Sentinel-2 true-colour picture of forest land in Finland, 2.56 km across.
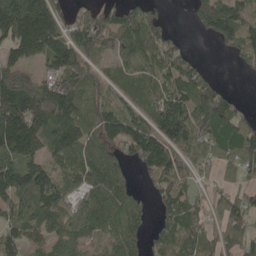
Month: May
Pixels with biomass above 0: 80%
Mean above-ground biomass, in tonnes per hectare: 90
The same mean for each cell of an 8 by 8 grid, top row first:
216 153 50 87 93 1 113 110
126 139 123 63 101 50 2 108
83 71 79 34 64 115 60 4
183 175 100 71 61 140 151 60
174 103 109 80 122 106 124 137
135 93 86 89 46 89 29 54
101 118 63 102 33 76 54 90
84 68 68 63 45 64 58 96
